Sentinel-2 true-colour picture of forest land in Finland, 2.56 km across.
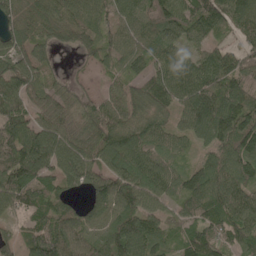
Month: May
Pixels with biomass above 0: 91%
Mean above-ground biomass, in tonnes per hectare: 92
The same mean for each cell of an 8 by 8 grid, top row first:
70 84 94 83 94 96 111 114
67 50 62 75 80 82 66 67
119 47 20 37 70 113 107 111
117 90 78 88 79 81 146 128
125 132 83 104 106 60 75 130
127 91 96 110 95 79 113 120
86 87 47 120 108 59 108 128
56 150 96 99 123 54 112 84
